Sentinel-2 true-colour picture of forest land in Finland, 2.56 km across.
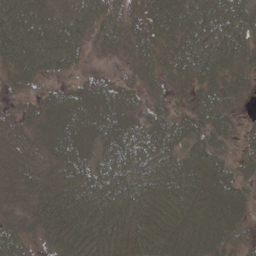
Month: May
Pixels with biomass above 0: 88%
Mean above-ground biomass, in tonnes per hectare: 33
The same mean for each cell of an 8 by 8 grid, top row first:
54 35 48 32 26 45 54 48
66 58 28 22 26 39 47 44
23 15 17 16 21 27 34 27
16 31 43 35 23 22 42 15
18 26 37 37 48 31 34 18
21 27 38 49 36 37 36 33
17 33 44 41 35 37 34 30
34 21 40 39 41 36 33 20
